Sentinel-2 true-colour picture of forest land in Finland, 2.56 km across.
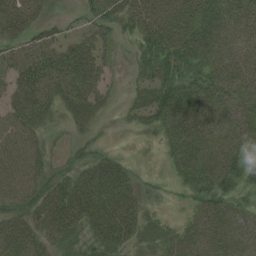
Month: August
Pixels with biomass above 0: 86%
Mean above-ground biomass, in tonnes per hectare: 44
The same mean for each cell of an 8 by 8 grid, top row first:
67 16 17 49 66 69 58 51
38 47 64 23 49 59 60 41
49 61 78 17 26 61 51 51
59 35 41 10 36 64 54 41
59 26 32 9 9 51 50 36
65 48 48 59 18 25 52 40
49 65 63 57 31 7 42 33
63 42 35 45 28 32 32 41
